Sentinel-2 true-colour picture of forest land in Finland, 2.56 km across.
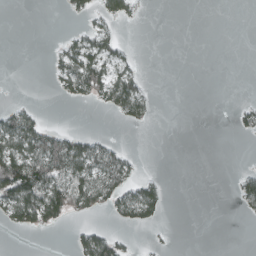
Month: March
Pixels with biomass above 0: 27%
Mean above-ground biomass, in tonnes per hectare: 21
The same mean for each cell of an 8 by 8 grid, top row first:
0 0 14 29 3 0 0 0
0 4 43 30 0 0 0 0
0 7 77 60 14 0 0 0
34 2 0 21 26 0 0 18
68 65 45 19 0 0 0 0
141 94 67 59 13 0 0 23
71 94 42 34 56 0 0 14
0 0 30 36 3 1 0 0
